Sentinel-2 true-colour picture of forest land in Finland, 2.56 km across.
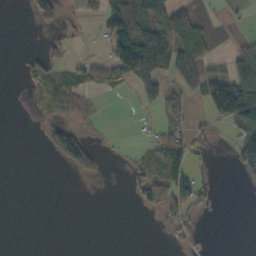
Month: October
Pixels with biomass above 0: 33%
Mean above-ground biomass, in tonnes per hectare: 37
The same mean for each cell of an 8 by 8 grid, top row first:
0 55 9 84 135 104 25 6
0 19 3 64 168 106 60 33
3 64 46 66 80 57 86 119
0 26 25 0 8 40 45 123
0 33 105 4 20 98 21 54
0 0 24 0 51 94 9 22
0 0 0 0 20 75 22 0
0 0 0 0 0 29 3 0
